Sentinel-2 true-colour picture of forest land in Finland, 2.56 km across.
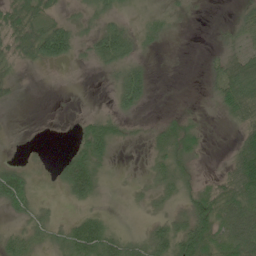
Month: June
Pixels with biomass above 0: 59%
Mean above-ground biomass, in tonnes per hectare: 32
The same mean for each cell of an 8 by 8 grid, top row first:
51 34 20 30 19 14 1 20
41 81 27 80 18 0 4 33
14 0 0 17 48 0 16 73
0 1 5 23 12 11 5 49
4 2 45 46 17 61 12 44
59 13 94 14 18 51 13 88
34 23 23 17 20 33 57 72
35 32 87 58 39 63 62 74
